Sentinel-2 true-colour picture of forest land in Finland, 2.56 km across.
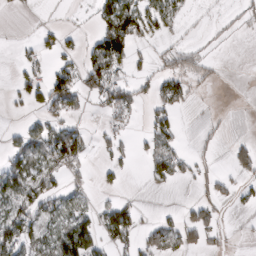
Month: March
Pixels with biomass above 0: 37%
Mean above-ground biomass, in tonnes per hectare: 37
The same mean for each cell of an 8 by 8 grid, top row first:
3 2 5 109 78 42 4 16
10 27 29 124 16 36 13 1
22 55 68 87 27 50 13 0
5 41 24 43 19 35 2 0
35 72 77 25 26 43 7 25
90 54 20 16 14 46 26 31
70 64 36 60 8 10 55 10
90 58 113 58 36 61 34 4
